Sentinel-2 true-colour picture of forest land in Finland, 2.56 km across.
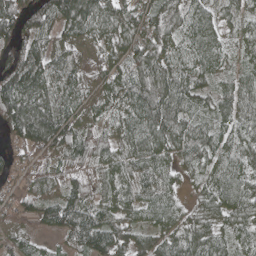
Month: May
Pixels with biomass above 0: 93%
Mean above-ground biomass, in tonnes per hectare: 80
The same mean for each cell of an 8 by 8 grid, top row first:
117 111 152 95 76 59 60 54
80 79 65 63 105 77 80 41
134 99 59 77 108 111 55 62
128 126 75 66 114 117 61 87
49 119 85 66 83 91 86 64
43 71 68 69 78 37 64 77
49 92 109 73 68 53 59 86
56 24 117 117 68 86 88 54
